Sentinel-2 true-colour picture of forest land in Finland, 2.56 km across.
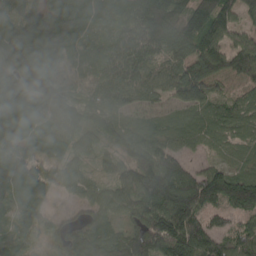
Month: April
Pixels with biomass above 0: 93%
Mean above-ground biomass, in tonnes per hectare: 92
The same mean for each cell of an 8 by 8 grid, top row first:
71 106 98 75 154 119 155 61
112 120 56 77 122 106 123 86
159 106 26 85 82 102 116 66
171 110 90 80 50 49 60 50
131 96 66 67 89 52 32 37
130 87 49 60 146 139 99 79
82 42 47 61 118 160 93 113
63 31 84 70 135 185 137 95
